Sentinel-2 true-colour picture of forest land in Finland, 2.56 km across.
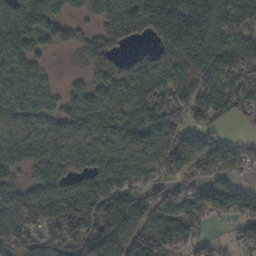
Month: November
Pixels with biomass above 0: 84%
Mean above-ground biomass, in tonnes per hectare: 100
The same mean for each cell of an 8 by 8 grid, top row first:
105 97 40 95 143 214 177 160
106 45 44 77 32 131 150 138
92 38 27 127 143 104 124 140
91 70 110 106 105 111 110 84
91 83 84 84 105 155 62 39
45 97 89 123 80 62 84 43
103 100 155 180 85 94 88 81
111 99 160 120 157 102 47 53
